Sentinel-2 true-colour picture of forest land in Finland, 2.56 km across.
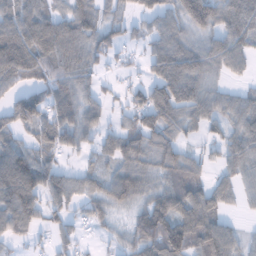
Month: January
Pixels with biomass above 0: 79%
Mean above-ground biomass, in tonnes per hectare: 73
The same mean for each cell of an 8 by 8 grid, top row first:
88 83 101 41 56 70 90 130
131 104 82 62 39 78 68 85
70 67 72 18 47 112 56 28
93 83 85 30 101 88 67 79
63 69 48 61 78 65 35 75
182 86 50 65 70 80 43 57
108 59 35 54 56 101 104 21
34 26 37 25 113 151 137 55
